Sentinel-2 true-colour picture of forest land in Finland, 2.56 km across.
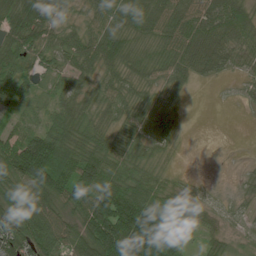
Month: June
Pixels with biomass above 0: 84%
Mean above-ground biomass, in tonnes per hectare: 60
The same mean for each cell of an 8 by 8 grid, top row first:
87 72 21 58 69 76 79 75
73 54 66 72 36 65 90 55
68 26 36 35 36 37 24 25
50 36 45 33 36 16 0 3
95 116 73 61 43 17 0 0
120 128 119 91 59 15 4 9
82 93 86 144 127 59 28 17
87 96 91 151 162 73 28 17
